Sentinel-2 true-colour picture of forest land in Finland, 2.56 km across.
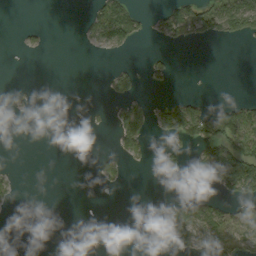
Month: September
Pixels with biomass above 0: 23%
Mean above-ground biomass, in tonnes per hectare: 24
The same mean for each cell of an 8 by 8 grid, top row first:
0 0 6 85 21 68 84 113
3 5 3 43 2 14 2 2
0 0 0 32 18 8 0 0
1 0 0 18 38 81 51 71
0 0 0 11 36 20 67 95
10 0 0 22 0 10 48 146
5 0 0 0 2 44 45 44
0 0 0 0 3 43 65 66
